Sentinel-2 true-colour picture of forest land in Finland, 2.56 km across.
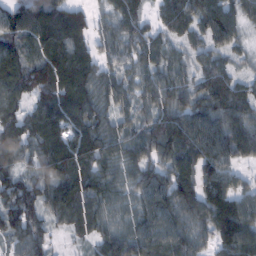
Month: February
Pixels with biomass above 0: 92%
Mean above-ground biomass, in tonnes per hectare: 91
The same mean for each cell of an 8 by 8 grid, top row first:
104 127 76 59 49 95 114 78
82 107 82 56 74 48 65 39
115 127 110 72 73 80 88 50
76 118 113 74 68 106 107 101
101 107 109 90 101 127 115 111
98 101 107 81 90 113 100 50
114 98 115 73 83 111 117 111
76 58 36 93 103 94 58 120
